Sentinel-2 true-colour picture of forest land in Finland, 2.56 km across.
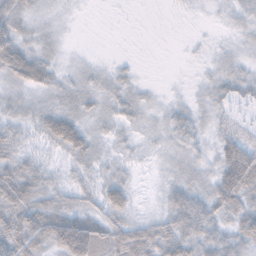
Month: November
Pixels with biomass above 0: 79%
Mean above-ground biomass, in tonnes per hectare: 27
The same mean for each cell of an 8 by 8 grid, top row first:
35 12 4 1 0 2 5 17
45 16 3 0 0 0 7 12
34 30 18 21 6 2 13 25
27 35 29 21 19 22 17 13
36 26 50 17 13 26 17 10
58 27 22 22 5 23 22 27
69 50 34 44 8 51 46 47
72 56 102 52 57 50 42 41
